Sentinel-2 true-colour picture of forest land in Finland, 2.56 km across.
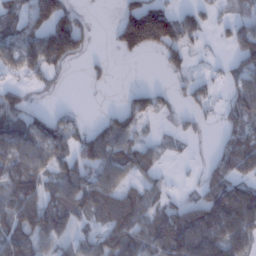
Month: January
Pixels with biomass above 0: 61%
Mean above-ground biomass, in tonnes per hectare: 56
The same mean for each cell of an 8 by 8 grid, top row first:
56 104 25 8 173 69 27 35
68 117 58 19 86 69 6 82
24 26 3 17 0 18 26 49
72 24 8 30 53 26 26 70
91 79 56 88 37 10 6 72
102 62 76 84 40 4 40 62
98 74 66 75 60 48 81 118
87 54 31 73 77 106 89 70
